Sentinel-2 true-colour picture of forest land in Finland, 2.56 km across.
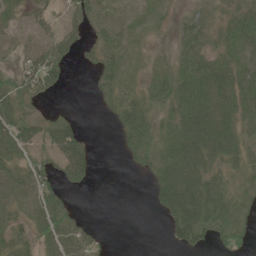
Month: May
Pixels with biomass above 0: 67%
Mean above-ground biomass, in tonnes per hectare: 32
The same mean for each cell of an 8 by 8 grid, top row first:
17 35 31 26 13 16 24 33
31 55 26 29 6 19 30 44
27 56 0 31 14 45 62 46
44 8 2 21 41 41 69 42
63 39 42 2 44 51 69 34
38 32 45 0 10 75 50 22
41 49 5 0 1 61 68 25
26 37 40 2 0 21 21 25
